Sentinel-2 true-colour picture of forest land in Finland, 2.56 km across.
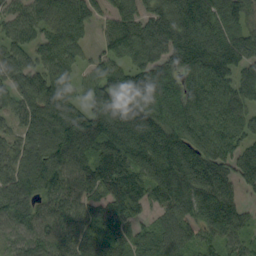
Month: September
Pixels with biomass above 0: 91%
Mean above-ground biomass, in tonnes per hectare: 112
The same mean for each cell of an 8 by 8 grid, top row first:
78 100 105 53 58 134 138 100
96 108 68 82 118 138 177 135
95 133 67 154 148 128 134 96
74 139 104 184 155 155 101 101
74 127 117 176 152 157 119 97
106 143 101 132 105 159 144 112
127 75 87 105 85 104 128 81
68 97 103 99 83 91 64 61
